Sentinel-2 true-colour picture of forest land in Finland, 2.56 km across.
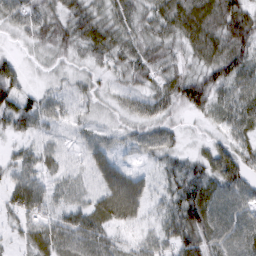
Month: March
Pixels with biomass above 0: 93%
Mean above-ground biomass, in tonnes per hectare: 47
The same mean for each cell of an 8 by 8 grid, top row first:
48 55 59 59 50 78 81 77
11 39 43 59 57 44 77 71
49 16 24 27 43 66 74 69
60 38 22 25 47 34 49 61
21 22 23 32 40 31 24 42
39 31 23 62 28 55 63 57
47 38 30 86 40 65 83 50
20 59 53 35 31 62 70 61
